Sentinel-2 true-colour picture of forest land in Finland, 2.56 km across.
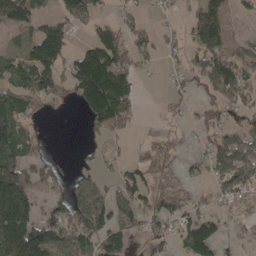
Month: April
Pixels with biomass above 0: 57%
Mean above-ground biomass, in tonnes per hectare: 81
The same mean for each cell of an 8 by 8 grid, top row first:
116 41 93 36 34 19 132 36
28 183 45 124 66 37 137 75
91 131 159 182 12 29 117 129
142 31 37 172 6 16 57 53
163 21 19 30 10 27 60 160
141 67 71 34 63 50 51 128
182 58 142 124 79 82 37 35
178 147 104 98 40 54 108 33
